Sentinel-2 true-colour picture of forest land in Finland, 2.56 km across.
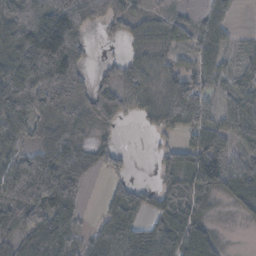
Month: November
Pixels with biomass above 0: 77%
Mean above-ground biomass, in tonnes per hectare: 63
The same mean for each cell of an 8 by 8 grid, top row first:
104 102 87 63 34 24 45 7
139 161 65 5 39 36 62 22
128 124 62 58 68 62 48 46
101 95 83 88 38 98 52 85
55 63 55 26 1 36 80 31
38 88 58 30 0 72 109 85
52 71 39 65 57 79 48 33
59 100 49 79 85 90 80 1
